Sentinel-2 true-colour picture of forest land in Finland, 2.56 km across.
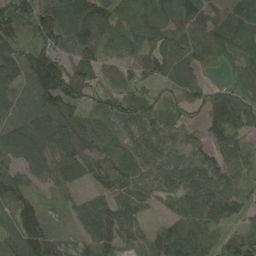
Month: May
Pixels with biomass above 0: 92%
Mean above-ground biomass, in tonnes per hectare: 81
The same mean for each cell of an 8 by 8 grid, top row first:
105 135 135 87 74 80 73 114
95 102 103 63 79 88 95 90
90 159 134 43 50 73 37 63
54 125 65 62 71 59 82 167
97 106 97 57 68 58 62 51
68 65 75 96 62 69 76 42
79 26 53 75 39 69 111 64
84 95 44 73 58 129 71 99
